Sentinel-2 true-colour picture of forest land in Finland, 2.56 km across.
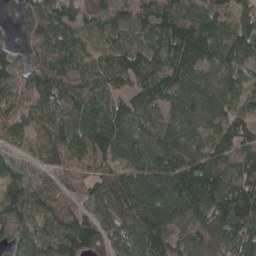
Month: April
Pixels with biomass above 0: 93%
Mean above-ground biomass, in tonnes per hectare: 97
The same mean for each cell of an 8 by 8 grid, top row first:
67 121 81 85 73 116 109 68
64 126 53 68 79 116 111 115
86 113 82 84 113 99 77 69
68 81 98 92 78 70 93 60
33 64 93 122 87 117 90 95
72 50 61 100 147 159 124 89
109 91 59 110 184 162 131 150
94 109 149 85 116 97 126 120
